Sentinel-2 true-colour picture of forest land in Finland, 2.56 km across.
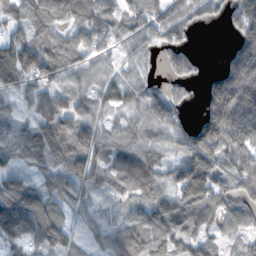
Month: November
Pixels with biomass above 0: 81%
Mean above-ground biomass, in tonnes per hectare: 76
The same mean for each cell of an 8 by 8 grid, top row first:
53 74 75 52 67 63 52 89
112 63 65 40 45 61 0 112
88 61 46 51 35 44 50 202
41 71 81 47 79 61 108 182
78 71 108 67 69 66 149 129
55 51 99 79 111 70 151 112
145 90 51 21 66 102 87 66
83 95 32 54 90 81 63 28
